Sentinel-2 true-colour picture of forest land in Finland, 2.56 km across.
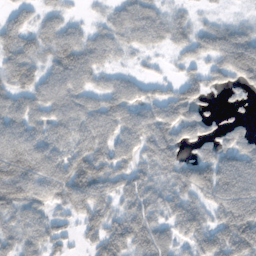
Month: November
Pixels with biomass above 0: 85%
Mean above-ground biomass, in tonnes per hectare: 81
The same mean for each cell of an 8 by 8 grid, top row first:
47 46 16 46 83 42 16 14
105 83 105 67 47 41 67 124
102 81 85 53 48 44 67 72
99 90 106 102 82 102 44 25
118 87 93 98 89 94 69 93
137 100 141 91 68 87 118 120
82 59 86 81 104 81 76 131
63 78 37 133 119 65 104 151
